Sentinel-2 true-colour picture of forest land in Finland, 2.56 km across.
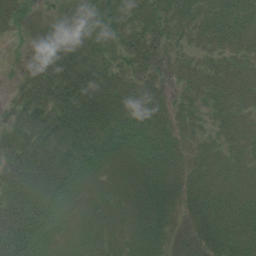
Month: July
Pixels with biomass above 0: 94%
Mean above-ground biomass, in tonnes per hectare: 42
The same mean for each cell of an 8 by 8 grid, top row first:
44 26 45 50 51 50 47 52
5 48 50 42 63 32 35 34
18 65 59 52 48 23 35 30
44 74 66 53 46 28 25 26
61 63 58 36 29 31 20 20
70 78 41 18 42 33 37 23
73 62 20 23 39 26 49 48
76 31 27 27 46 26 46 54
